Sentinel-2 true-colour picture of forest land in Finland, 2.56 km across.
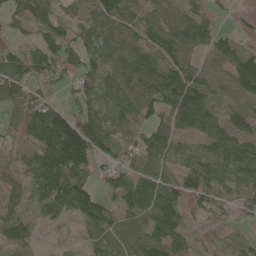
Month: May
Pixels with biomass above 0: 83%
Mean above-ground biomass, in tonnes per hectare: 63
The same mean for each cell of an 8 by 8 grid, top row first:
56 52 44 77 48 68 50 13
28 78 69 67 61 74 52 45
86 56 55 74 97 93 58 77
36 85 74 59 64 97 103 40
44 94 155 73 66 36 54 72
45 90 75 46 70 51 86 73
42 58 99 64 94 76 48 26
79 8 19 53 75 74 18 27
